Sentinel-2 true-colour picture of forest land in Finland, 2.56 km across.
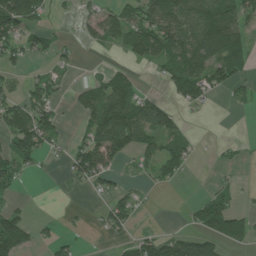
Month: July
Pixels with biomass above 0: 50%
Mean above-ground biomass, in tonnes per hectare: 45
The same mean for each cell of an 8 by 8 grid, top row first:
121 24 26 42 67 95 101 62
51 31 14 19 74 78 101 88
13 39 9 66 11 63 70 36
64 58 34 107 78 34 5 8
75 46 40 108 54 45 2 15
43 1 41 34 12 29 2 9
28 2 2 45 11 1 99 35
109 26 12 17 55 68 70 70
